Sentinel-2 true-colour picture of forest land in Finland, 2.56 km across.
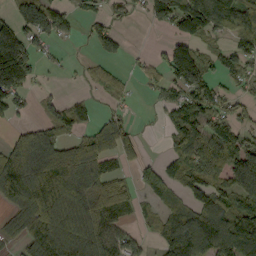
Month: September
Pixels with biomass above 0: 63%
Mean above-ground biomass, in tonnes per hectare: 91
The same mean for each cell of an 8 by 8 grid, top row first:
80 128 39 44 36 145 158 132
174 29 4 46 3 96 48 75
159 7 10 33 32 95 96 50
36 45 82 28 2 67 101 48
101 128 119 120 30 73 120 102
181 223 154 94 33 91 135 176
71 190 123 156 35 73 122 117
46 138 140 120 34 151 138 147
